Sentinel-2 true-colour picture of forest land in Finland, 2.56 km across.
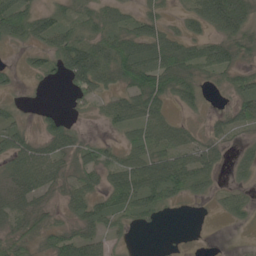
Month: May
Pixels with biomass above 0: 67%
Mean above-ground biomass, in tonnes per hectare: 38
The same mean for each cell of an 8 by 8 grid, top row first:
77 35 35 42 34 12 83 90
13 42 70 71 74 62 41 42
11 16 63 44 80 68 17 34
14 14 7 47 75 17 12 40
46 43 34 13 51 51 32 14
45 55 38 41 67 65 37 16
41 27 37 43 43 9 4 33
49 33 54 19 0 1 0 0
